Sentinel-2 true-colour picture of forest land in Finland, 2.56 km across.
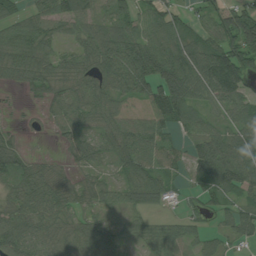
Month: July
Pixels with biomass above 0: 82%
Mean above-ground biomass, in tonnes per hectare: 68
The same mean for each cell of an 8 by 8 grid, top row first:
43 71 79 72 54 54 57 121
71 52 67 116 100 102 100 148
46 73 74 78 105 164 137 114
5 39 72 53 41 104 48 74
32 4 52 58 77 37 104 96
70 60 26 29 73 36 89 115
64 80 39 45 57 18 36 46
92 77 81 65 46 52 41 43
